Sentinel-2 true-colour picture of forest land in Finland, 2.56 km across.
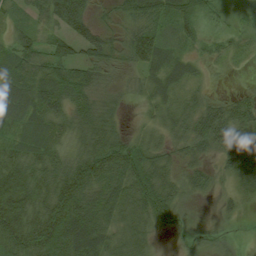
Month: August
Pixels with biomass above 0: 87%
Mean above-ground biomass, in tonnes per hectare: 49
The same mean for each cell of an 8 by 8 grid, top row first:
21 47 69 21 65 52 27 13
56 42 52 51 73 26 30 17
71 69 65 25 31 37 11 2
62 67 49 27 12 37 62 61
52 64 39 58 41 31 62 63
81 66 87 60 74 30 29 52
97 87 83 53 72 46 3 17
105 117 93 43 37 11 28 8
